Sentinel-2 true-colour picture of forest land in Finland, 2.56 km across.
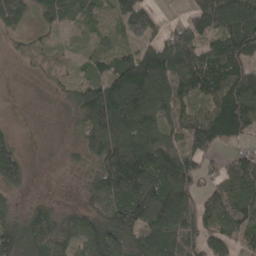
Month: April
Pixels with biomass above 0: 83%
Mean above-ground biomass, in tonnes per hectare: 104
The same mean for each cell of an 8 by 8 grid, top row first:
117 95 80 54 134 11 146 158
21 48 19 67 96 169 97 152
3 39 69 140 179 155 145 157
2 5 92 194 153 116 114 198
45 3 53 174 167 102 139 56
82 1 22 191 180 177 49 125
38 67 58 147 175 202 103 136
164 122 102 143 127 137 101 72
